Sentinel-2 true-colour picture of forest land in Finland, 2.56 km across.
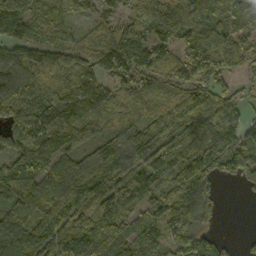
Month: October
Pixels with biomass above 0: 89%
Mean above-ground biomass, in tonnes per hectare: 100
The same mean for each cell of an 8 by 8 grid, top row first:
136 81 55 69 97 110 90 103
86 106 93 147 120 92 133 99
100 65 91 84 87 72 103 43
96 133 121 96 85 97 123 82
94 142 126 104 110 122 151 121
115 97 133 102 108 101 110 85
118 111 100 126 96 122 71 0
103 113 108 120 106 94 72 13
